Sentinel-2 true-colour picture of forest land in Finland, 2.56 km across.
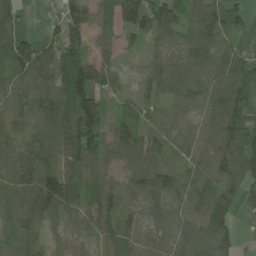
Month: July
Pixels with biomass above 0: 86%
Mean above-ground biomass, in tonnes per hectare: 71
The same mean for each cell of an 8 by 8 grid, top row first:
46 14 90 47 94 95 89 52
93 69 74 37 33 78 85 33
70 89 141 46 47 86 72 71
54 81 140 30 55 44 72 98
54 67 117 58 99 48 83 125
65 109 66 28 87 59 87 92
56 106 52 77 82 78 120 45
55 35 35 81 88 84 84 27
